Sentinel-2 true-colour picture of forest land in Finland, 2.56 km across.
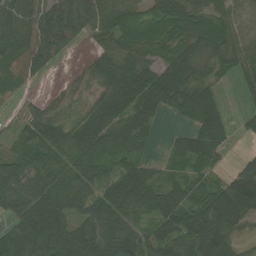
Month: August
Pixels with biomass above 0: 83%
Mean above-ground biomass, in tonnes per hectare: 62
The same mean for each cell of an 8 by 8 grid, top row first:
68 74 112 90 63 77 54 41
74 63 5 65 63 49 74 64
24 9 8 68 70 59 38 38
8 28 24 79 66 32 80 12
32 72 73 72 31 41 87 5
80 89 81 61 77 37 40 68
64 105 62 87 78 73 84 110
75 123 102 88 91 95 98 31
